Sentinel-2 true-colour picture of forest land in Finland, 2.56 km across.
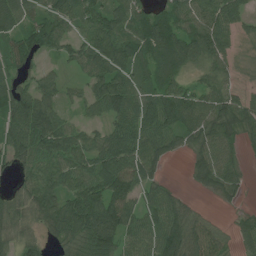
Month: July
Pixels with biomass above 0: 84%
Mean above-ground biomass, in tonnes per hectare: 70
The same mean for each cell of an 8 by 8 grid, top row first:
74 70 84 86 80 76 85 59
69 56 64 109 84 93 95 27
58 44 27 95 42 61 53 22
90 80 27 82 98 101 92 92
78 92 77 86 96 50 79 47
28 85 90 118 76 3 74 41
52 78 116 113 67 70 9 17
53 33 79 88 81 109 81 32
